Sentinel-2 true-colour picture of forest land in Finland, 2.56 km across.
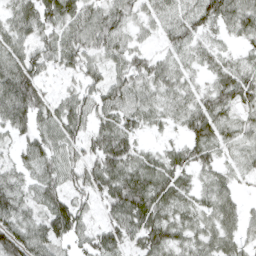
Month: April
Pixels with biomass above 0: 87%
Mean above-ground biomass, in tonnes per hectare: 48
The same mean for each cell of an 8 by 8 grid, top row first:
46 55 57 58 36 36 60 59
51 43 54 46 23 42 28 17
96 29 33 45 43 44 26 55
74 46 56 57 41 32 62 31
31 45 49 62 17 21 56 33
36 44 61 70 65 54 27 28
65 62 64 53 83 45 37 36
88 66 42 60 54 49 41 37
